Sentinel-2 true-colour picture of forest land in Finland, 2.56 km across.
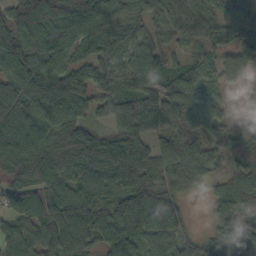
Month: October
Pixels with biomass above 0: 94%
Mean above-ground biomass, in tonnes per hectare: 73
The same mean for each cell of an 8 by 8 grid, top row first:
68 100 88 61 45 58 62 62
94 83 83 80 60 38 52 74
81 82 65 74 71 51 52 25
85 78 60 70 109 92 75 12
84 79 121 114 66 77 61 39
83 94 80 88 87 75 52 68
90 101 82 66 111 60 36 102
66 66 67 73 65 63 45 99
